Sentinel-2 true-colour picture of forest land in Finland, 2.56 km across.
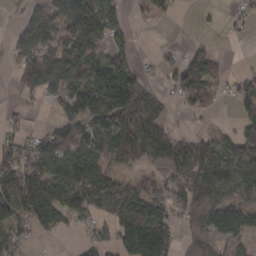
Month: March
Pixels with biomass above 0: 69%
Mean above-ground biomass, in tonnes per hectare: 86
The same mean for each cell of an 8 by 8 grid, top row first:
24 173 211 75 28 14 8 25
79 129 140 79 1 15 34 2
35 147 139 154 56 63 93 38
16 16 152 183 133 11 25 38
60 86 128 162 154 77 75 62
137 132 105 80 60 93 133 116
108 129 84 105 147 72 140 112
64 10 21 63 192 66 102 81
